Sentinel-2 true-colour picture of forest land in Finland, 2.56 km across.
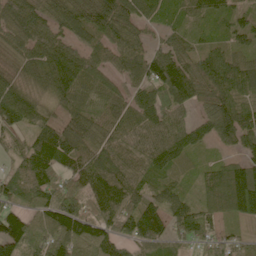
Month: June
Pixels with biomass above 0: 91%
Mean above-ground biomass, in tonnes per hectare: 95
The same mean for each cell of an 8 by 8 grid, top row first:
124 96 108 131 70 50 61 49
80 121 73 78 70 78 57 60
64 104 125 68 103 150 117 116
113 47 96 97 103 100 88 112
54 131 97 92 95 95 52 97
83 105 100 116 90 48 58 148
80 139 91 111 125 98 81 109
168 138 154 101 109 75 83 50
